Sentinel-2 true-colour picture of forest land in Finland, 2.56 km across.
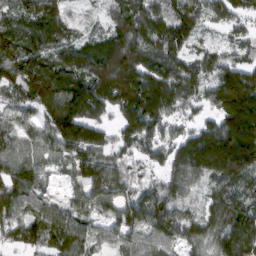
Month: March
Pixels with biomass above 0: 90%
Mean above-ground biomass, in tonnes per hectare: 116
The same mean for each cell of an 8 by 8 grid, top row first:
92 125 24 84 132 118 76 73
118 98 113 135 143 127 50 57
102 141 167 201 171 151 107 166
60 114 171 101 199 84 61 239
79 98 148 81 98 102 198 256
141 61 80 135 39 104 143 184
103 111 76 86 134 108 85 117
78 101 143 76 111 99 104 163
